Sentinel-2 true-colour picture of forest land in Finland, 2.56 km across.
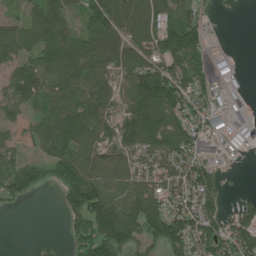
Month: June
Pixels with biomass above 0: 76%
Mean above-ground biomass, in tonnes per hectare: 93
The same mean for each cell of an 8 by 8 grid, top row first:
48 117 61 128 110 103 36 5
108 115 110 98 120 138 66 6
101 110 122 75 172 129 95 45
60 81 132 73 153 124 129 113
53 104 122 71 120 110 139 115
119 68 120 92 101 97 94 5
12 0 107 112 128 93 120 71
0 9 84 149 85 107 124 126
